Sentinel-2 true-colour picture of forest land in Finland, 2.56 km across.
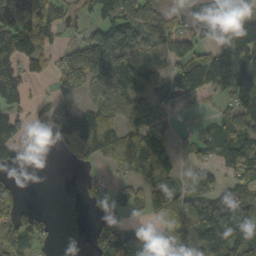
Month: October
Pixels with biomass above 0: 69%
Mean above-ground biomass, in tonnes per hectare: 85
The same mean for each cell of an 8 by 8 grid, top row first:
161 108 31 101 134 43 63 74
124 60 106 174 88 88 66 120
105 33 121 150 97 124 129 163
58 60 102 70 78 38 14 90
91 49 107 107 108 35 55 111
20 0 12 22 64 60 61 75
55 4 7 58 77 151 127 110
113 16 0 138 153 173 183 123
